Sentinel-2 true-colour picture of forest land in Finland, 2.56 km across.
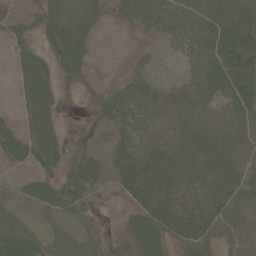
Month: June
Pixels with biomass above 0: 89%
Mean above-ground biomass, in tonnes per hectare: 45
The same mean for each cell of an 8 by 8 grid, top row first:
23 45 58 25 55 69 73 84
29 44 45 10 16 29 68 100
25 34 26 23 43 22 70 81
23 36 8 54 62 56 50 57
55 71 29 34 55 49 62 62
13 37 55 28 63 47 48 54
21 31 33 9 58 64 56 48
67 38 36 23 49 48 48 39
